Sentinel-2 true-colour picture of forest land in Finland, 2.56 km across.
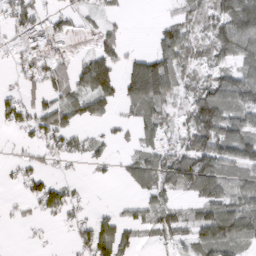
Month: March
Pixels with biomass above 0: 63%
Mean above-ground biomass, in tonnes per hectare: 54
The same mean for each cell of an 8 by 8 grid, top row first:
65 46 30 16 0 35 66 119
37 71 12 55 4 103 55 86
20 68 68 88 116 76 55 80
56 81 63 32 69 42 113 80
15 56 32 27 40 47 114 110
27 39 7 10 73 85 113 57
13 61 26 12 47 47 80 67
1 7 42 96 18 41 87 67
